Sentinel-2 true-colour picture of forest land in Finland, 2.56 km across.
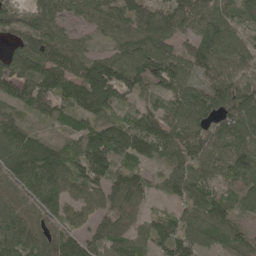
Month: May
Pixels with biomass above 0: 91%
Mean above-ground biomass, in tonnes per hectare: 97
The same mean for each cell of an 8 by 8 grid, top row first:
68 108 64 93 105 109 112 55
74 107 58 69 127 74 111 68
123 142 137 177 116 107 68 46
56 83 117 92 84 112 123 116
100 75 92 159 121 101 93 113
125 171 111 107 57 109 73 93
105 93 71 82 41 54 121 54
115 93 90 103 81 141 82 74
